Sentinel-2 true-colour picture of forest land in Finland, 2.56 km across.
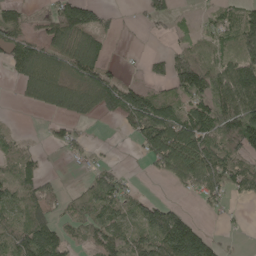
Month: May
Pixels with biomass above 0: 63%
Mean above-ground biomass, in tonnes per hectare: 69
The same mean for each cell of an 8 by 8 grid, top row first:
50 56 117 22 35 30 23 74
120 86 96 18 4 38 70 115
53 101 92 65 26 102 113 147
3 44 79 79 127 70 104 154
49 18 32 4 63 121 111 118
90 25 10 40 6 77 108 96
71 65 50 81 78 38 22 7
99 131 40 93 81 167 77 7
